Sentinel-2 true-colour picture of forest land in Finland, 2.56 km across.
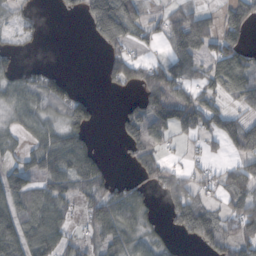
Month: October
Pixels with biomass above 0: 59%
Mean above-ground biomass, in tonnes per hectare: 56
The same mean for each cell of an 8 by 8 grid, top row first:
31 3 32 187 51 56 48 80
18 2 0 49 20 64 50 67
59 58 5 46 94 90 47 80
59 58 81 5 92 101 64 37
24 80 68 2 86 17 23 65
62 67 80 23 42 65 35 84
75 85 38 82 50 82 58 83
93 105 38 51 41 14 76 85
